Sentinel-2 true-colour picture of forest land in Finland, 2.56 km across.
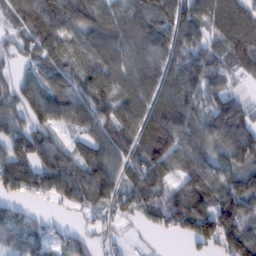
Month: February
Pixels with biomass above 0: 86%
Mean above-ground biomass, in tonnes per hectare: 86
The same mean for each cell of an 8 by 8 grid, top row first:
70 129 138 100 144 101 98 97
35 81 72 122 115 90 58 90
46 67 70 108 124 101 90 28
53 103 116 88 121 132 101 77
97 82 45 79 141 139 94 119
136 117 79 81 88 57 96 74
48 15 52 47 62 99 104 125
47 52 42 19 7 20 97 146
